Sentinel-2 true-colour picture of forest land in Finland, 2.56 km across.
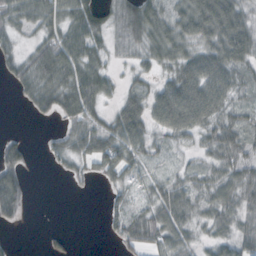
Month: October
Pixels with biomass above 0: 75%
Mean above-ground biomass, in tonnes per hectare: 40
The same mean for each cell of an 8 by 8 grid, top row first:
52 60 58 31 69 53 83 54
30 66 67 26 48 52 49 67
39 68 71 25 20 50 71 27
1 41 72 27 55 86 57 26
33 13 53 67 45 21 35 45
59 2 18 34 21 24 32 43
63 0 0 23 25 61 33 33
3 14 1 16 58 43 23 40
